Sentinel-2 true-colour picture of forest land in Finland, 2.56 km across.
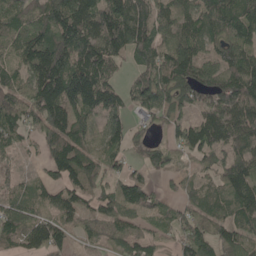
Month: May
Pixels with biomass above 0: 86%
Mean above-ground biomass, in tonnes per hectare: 87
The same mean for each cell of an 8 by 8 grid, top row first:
94 109 149 130 123 85 104 109
68 165 141 113 115 105 62 98
66 168 170 70 89 130 86 123
92 121 103 100 67 55 86 107
52 60 82 91 48 68 100 80
37 37 85 60 43 34 43 101
68 71 80 89 73 44 65 92
59 103 36 72 59 53 89 79
